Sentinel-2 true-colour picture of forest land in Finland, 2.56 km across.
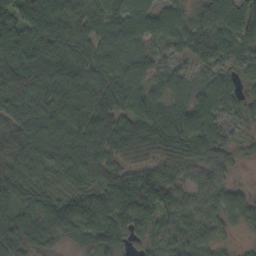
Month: October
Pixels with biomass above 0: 94%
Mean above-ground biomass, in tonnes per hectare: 74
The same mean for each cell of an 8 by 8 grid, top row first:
100 126 102 66 60 48 62 82
109 130 84 72 55 45 74 58
122 114 97 79 62 58 46 36
92 112 92 80 65 66 71 39
106 91 96 90 83 88 85 28
89 70 83 77 80 60 56 9
70 78 92 97 103 71 55 49
95 71 60 73 40 61 46 9
